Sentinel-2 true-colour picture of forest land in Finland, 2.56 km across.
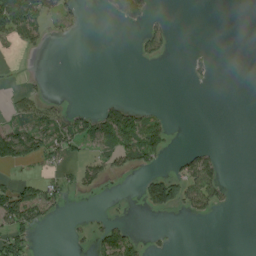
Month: August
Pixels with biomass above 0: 25%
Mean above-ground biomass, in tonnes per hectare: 24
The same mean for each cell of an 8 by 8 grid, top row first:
122 50 17 17 36 1 0 0
15 6 0 0 23 3 2 0
2 5 0 0 0 0 9 0
38 39 30 54 30 1 0 0
107 75 43 62 113 4 9 0
14 19 28 21 25 42 87 6
94 49 1 3 22 40 42 1
59 0 8 65 16 2 0 0
